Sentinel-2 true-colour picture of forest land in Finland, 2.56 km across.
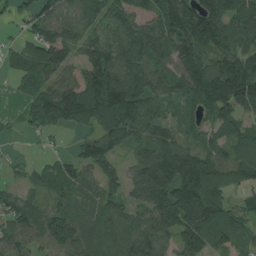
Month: August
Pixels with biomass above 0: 85%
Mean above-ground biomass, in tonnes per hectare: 95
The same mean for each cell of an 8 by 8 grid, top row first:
43 79 83 81 70 167 163 117
45 148 72 115 131 135 130 89
40 77 89 172 127 95 175 192
21 150 120 159 112 51 90 90
5 11 51 94 75 106 72 94
14 51 61 56 99 165 170 90
80 57 61 67 80 177 165 62
87 74 97 63 115 88 100 67
